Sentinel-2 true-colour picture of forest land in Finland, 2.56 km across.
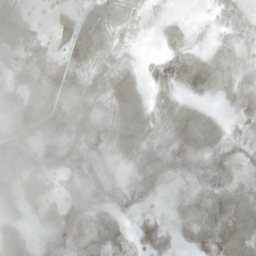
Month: May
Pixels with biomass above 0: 92%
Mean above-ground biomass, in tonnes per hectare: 52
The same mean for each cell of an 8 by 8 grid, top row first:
65 23 46 52 30 12 13 46
67 42 61 50 8 30 33 43
60 63 65 67 34 58 71 52
63 67 64 50 56 62 32 46
72 50 56 44 59 59 62 41
60 48 33 15 65 54 72 38
31 47 56 41 29 38 91 92
79 43 71 71 65 32 64 108
